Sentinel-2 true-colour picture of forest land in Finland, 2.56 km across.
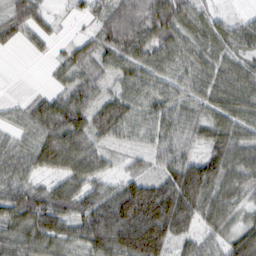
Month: February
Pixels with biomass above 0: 88%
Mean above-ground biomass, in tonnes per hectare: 61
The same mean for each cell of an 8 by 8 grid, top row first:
57 33 21 68 92 86 45 21
17 19 38 68 80 67 57 46
0 9 59 44 64 60 61 59
24 75 82 66 50 71 53 62
44 82 80 36 32 77 50 64
76 41 70 33 47 96 91 61
81 81 60 89 135 123 64 38
69 72 58 99 149 69 41 63
